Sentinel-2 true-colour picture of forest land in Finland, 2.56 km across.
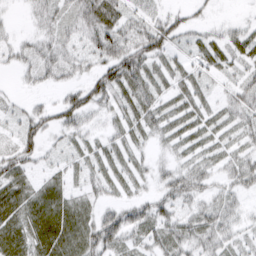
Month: March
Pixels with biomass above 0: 76%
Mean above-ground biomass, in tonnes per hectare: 28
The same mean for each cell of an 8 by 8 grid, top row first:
3 31 45 49 23 18 7 4
19 31 23 67 51 24 28 29
7 20 19 54 44 22 16 24
16 24 46 19 32 23 19 35
27 15 17 22 16 21 21 21
39 15 17 25 15 31 25 40
39 46 34 25 32 34 29 17
44 50 44 50 28 40 36 17
